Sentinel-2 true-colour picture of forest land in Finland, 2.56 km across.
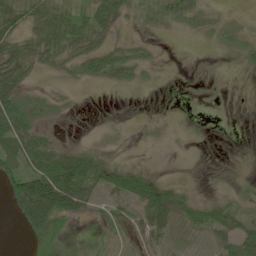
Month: June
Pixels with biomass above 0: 54%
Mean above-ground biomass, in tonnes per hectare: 28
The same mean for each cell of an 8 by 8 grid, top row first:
50 60 41 58 27 49 21 6
41 57 44 31 15 0 4 24
63 5 19 27 13 0 0 0
67 21 2 0 1 1 0 0
59 38 11 4 2 1 2 0
66 104 106 48 41 3 0 3
41 116 53 20 53 41 30 22
0 56 0 11 17 15 22 51
